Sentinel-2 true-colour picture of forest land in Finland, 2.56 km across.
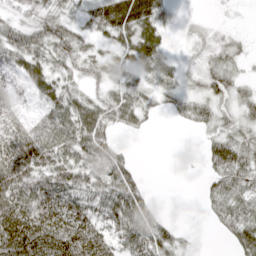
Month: April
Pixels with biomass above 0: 74%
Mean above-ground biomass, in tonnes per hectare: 44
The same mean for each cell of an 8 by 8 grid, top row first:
27 42 29 80 78 10 2 2
70 54 35 26 61 6 21 17
28 51 25 31 27 26 40 29
18 42 56 53 36 21 40 38
75 67 71 46 0 0 38 50
78 60 52 71 15 0 28 53
85 96 83 77 54 0 23 47
108 100 106 67 76 40 0 51
